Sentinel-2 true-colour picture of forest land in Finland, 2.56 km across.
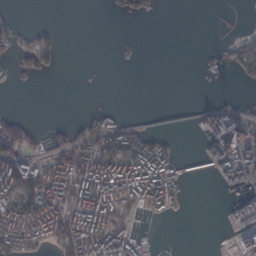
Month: February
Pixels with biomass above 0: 38%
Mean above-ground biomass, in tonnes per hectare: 42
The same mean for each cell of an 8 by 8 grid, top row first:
8 0 0 6 14 0 4 1
40 49 0 1 2 0 10 33
15 6 0 0 0 0 8 14
4 0 4 20 1 2 50 38
109 27 70 69 71 16 59 128
111 101 122 121 117 55 11 118
101 126 96 111 65 27 0 54
107 72 120 115 23 1 0 39
